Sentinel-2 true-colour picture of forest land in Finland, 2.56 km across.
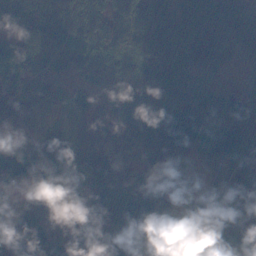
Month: November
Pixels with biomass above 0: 94%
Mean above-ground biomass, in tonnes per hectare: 101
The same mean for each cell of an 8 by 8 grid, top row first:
122 122 117 89 111 84 132 93
114 118 77 107 118 127 145 64
85 48 58 120 137 114 17 17
110 31 52 83 130 103 103 112
78 109 93 107 112 127 23 79
128 176 125 123 57 55 30 70
104 118 205 130 116 59 110 120
171 151 110 114 74 67 139 139
